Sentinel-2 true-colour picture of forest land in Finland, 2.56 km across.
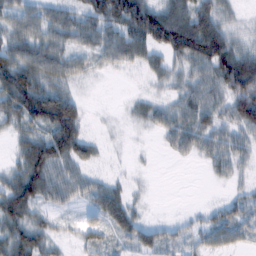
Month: February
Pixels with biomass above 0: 77%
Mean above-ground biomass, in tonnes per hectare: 45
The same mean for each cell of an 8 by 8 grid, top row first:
41 38 44 98 131 84 75 12
55 57 35 51 63 100 126 42
92 57 21 2 13 27 54 123
68 98 37 2 26 46 51 80
28 81 59 3 2 38 45 40
56 72 34 12 3 0 9 16
85 28 18 65 9 1 14 33
77 36 19 29 37 24 29 25
